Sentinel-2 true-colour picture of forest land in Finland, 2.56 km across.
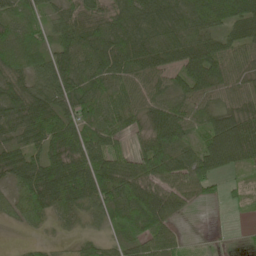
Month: May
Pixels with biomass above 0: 86%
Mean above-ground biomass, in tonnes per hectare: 59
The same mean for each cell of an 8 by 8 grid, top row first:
48 33 64 58 70 75 78 71
69 51 67 77 61 64 61 53
58 84 73 58 60 51 101 49
62 70 66 54 48 73 55 61
37 62 79 56 55 78 104 123
47 80 85 87 90 81 80 19
50 60 50 65 102 60 8 12
2 11 23 35 72 37 5 3
